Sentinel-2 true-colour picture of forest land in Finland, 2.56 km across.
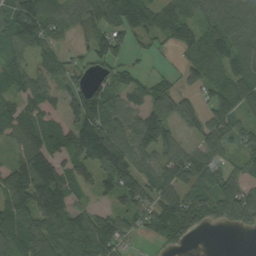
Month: September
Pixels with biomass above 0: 81%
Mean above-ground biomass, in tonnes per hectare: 91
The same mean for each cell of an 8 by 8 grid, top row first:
129 98 85 170 164 112 91 122
81 69 25 117 28 58 78 59
73 73 50 78 53 38 87 66
80 59 123 109 87 76 74 62
53 112 93 142 111 76 103 64
139 169 66 142 81 93 90 66
129 166 74 54 85 133 88 140
120 145 175 131 36 69 3 3
